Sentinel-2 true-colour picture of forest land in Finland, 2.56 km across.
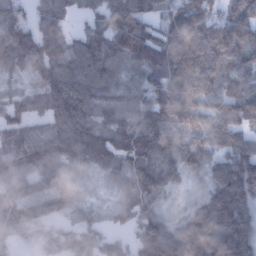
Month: January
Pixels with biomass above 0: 93%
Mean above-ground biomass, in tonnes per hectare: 112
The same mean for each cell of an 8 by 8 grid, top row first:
86 108 44 146 97 102 120 124
174 124 101 144 184 155 126 130
54 128 153 112 102 124 104 109
96 95 191 127 134 129 84 146
120 109 161 141 176 102 86 100
102 94 50 63 159 84 80 188
100 92 56 47 106 32 120 124
35 49 88 61 141 145 175 147
